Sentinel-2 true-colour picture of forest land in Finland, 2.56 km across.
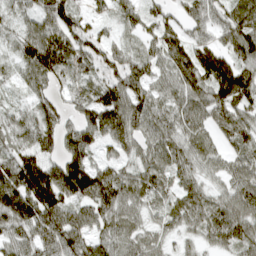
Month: April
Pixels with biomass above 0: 91%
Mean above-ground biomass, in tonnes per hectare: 78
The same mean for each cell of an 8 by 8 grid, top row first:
41 77 50 41 59 46 77 99
50 140 76 41 41 90 84 105
32 84 63 60 72 77 115 134
43 75 70 117 85 68 73 77
71 70 117 70 66 71 51 65
143 147 163 80 72 68 42 71
139 134 73 92 51 57 69 82
70 91 84 75 52 29 45 92
